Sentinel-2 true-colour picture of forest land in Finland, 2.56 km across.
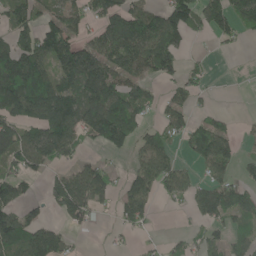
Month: June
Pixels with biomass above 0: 59%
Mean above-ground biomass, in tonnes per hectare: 82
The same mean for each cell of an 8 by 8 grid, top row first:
75 50 63 108 107 126 82 102
128 137 106 131 143 88 4 13
253 154 142 113 73 53 26 1
116 153 137 163 55 66 31 3
123 134 60 92 64 40 154 40
84 43 111 62 108 89 54 38
79 42 113 30 89 11 95 102
117 110 9 13 13 23 56 50
